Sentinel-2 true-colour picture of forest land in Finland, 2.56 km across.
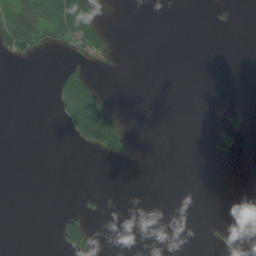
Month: July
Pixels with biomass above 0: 12%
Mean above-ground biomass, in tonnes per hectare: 16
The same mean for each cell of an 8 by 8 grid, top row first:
98 80 87 0 0 0 0 0
82 28 52 20 0 0 0 0
0 3 73 0 0 0 0 0
0 2 131 70 0 0 0 18
0 0 27 102 1 0 2 19
0 0 0 0 0 0 0 0
0 0 18 0 0 0 0 0
0 0 104 0 0 0 0 7
